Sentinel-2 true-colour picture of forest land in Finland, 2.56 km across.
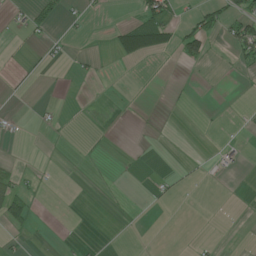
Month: June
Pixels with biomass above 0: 12%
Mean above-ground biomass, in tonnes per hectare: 8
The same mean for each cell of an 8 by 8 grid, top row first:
6 26 7 1 62 23 45 45
1 8 0 13 50 28 28 44
2 1 6 1 0 1 0 2
2 2 0 0 1 1 1 1
0 1 1 1 1 0 0 4
17 1 0 1 1 8 2 1
54 0 0 1 1 1 0 0
4 1 1 0 0 0 2 0
